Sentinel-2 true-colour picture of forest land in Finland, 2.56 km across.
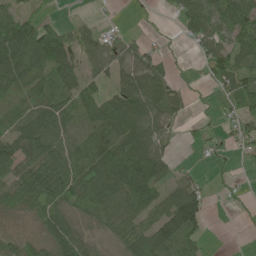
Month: June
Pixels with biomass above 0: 72%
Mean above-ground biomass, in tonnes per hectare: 52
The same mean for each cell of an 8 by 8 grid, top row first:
36 23 6 2 5 25 72 95
85 133 64 37 25 6 58 68
56 44 55 35 72 19 28 74
27 54 54 74 77 41 8 54
62 75 60 91 89 12 27 33
70 122 86 97 106 24 8 6
42 63 62 73 67 103 37 8
32 42 51 35 96 94 18 0
